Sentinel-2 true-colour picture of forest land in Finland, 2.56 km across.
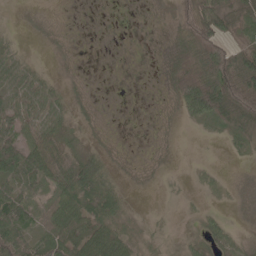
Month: May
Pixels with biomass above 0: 68%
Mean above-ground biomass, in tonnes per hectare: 30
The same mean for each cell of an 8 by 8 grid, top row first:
1 3 1 2 2 29 64 41
23 3 2 1 1 6 82 33
58 31 4 1 1 36 88 107
56 58 8 1 1 14 81 69
59 51 16 5 1 2 2 25
60 64 99 33 5 4 12 3
72 27 65 59 4 4 10 6
82 53 52 54 22 14 35 22
